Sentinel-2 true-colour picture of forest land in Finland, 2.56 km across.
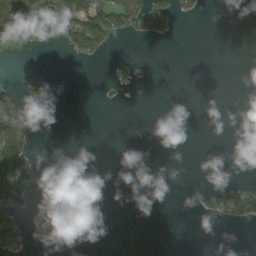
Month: September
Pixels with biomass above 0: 18%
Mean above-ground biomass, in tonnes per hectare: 20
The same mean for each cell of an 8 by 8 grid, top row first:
103 108 98 78 68 32 2 0
50 12 51 13 0 0 0 0
7 5 0 16 3 0 0 0
49 0 0 0 0 0 0 0
128 0 0 0 0 0 0 0
186 17 16 0 0 0 0 0
29 40 16 0 0 0 23 77
26 23 0 0 0 0 0 0
